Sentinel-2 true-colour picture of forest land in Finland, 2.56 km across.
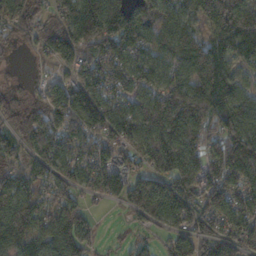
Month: November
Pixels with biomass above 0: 89%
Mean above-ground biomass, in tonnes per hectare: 123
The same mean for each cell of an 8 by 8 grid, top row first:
120 70 205 168 131 94 100 166
30 118 183 178 110 131 142 157
13 57 131 138 95 103 191 75
83 140 179 108 135 197 194 129
110 126 132 126 124 166 129 222
109 82 107 116 121 178 146 156
121 92 92 18 147 175 128 112
136 102 119 15 50 95 155 106
